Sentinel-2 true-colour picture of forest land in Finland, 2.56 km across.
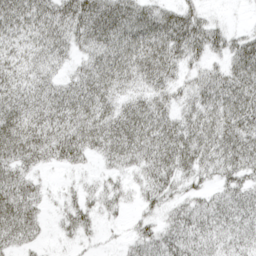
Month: April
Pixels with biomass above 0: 85%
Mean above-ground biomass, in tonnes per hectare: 43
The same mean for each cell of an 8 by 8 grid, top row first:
54 59 70 79 60 55 21 1
37 48 31 58 61 57 52 48
40 35 39 53 42 31 36 55
51 48 51 50 57 36 48 59
63 59 53 57 55 63 52 56
51 9 12 22 36 42 26 45
69 16 38 25 22 29 38 44
40 9 17 4 38 46 40 35
